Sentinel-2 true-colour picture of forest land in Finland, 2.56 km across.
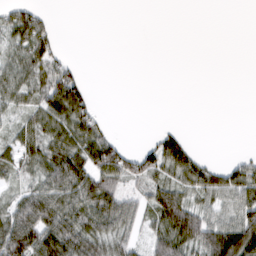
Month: March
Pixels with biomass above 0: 53%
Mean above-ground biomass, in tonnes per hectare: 38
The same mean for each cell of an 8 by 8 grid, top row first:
42 14 0 0 0 0 0 0
41 57 0 0 0 0 0 0
46 60 33 0 0 0 0 0
33 65 71 1 0 0 0 0
45 61 69 51 15 56 0 0
34 62 78 70 57 57 64 58
54 80 67 78 40 107 43 61
95 89 81 60 31 88 94 115
